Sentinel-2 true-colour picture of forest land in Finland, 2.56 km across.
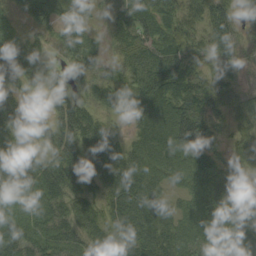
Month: September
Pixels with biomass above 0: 91%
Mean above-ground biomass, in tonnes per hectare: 58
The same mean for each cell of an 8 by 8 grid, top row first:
27 59 35 34 56 69 56 33
60 30 67 22 61 66 57 34
54 47 27 35 70 84 64 24
45 42 63 21 35 74 83 54
58 43 71 48 45 56 83 55
107 81 79 58 61 42 97 45
71 69 61 59 56 36 85 66
101 78 59 63 72 58 62 77
